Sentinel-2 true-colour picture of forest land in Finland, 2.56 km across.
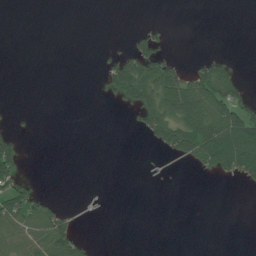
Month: July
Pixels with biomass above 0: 23%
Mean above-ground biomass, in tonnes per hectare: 21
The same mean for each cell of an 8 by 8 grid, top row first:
0 0 0 0 0 0 0 0
0 0 0 3 47 1 0 0
0 0 0 57 81 70 89 22
1 0 0 1 54 82 88 66
30 0 0 0 8 75 110 99
35 0 0 0 1 1 12 41
72 40 2 0 0 0 0 0
57 75 32 0 0 0 0 0
